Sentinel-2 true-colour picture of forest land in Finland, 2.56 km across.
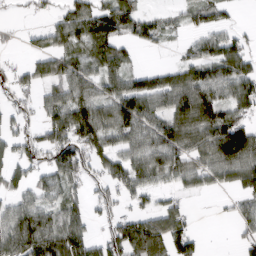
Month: March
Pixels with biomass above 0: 69%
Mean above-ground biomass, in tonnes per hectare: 73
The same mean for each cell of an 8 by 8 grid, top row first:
10 31 112 102 67 29 62 10
10 61 68 80 24 16 63 69
55 83 80 80 76 84 95 105
39 72 113 98 105 103 109 73
59 95 107 75 83 99 107 152
51 62 65 76 78 63 68 98
75 65 52 44 42 65 1 40
121 121 103 91 154 112 7 33
